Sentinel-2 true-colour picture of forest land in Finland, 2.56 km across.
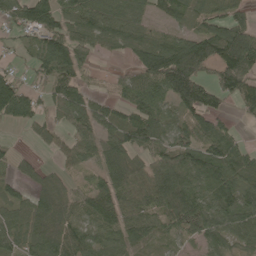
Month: May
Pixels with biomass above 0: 80%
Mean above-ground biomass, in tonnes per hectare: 78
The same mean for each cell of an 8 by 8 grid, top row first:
70 88 79 77 41 56 80 62
28 110 89 34 82 119 131 169
57 74 70 20 95 194 81 135
94 41 79 57 105 64 101 29
10 38 62 74 84 89 83 40
43 48 24 93 88 122 115 106
56 113 70 96 82 123 89 120
60 109 89 59 65 34 64 54
